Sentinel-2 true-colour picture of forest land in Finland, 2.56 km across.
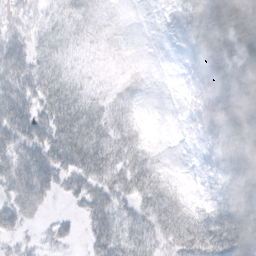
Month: October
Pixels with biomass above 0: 77%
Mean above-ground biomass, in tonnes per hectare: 31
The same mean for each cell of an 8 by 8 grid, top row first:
16 12 12 3 0 15 78 86
35 25 7 3 1 3 68 53
45 43 11 4 3 1 43 57
63 56 47 15 2 0 35 62
52 67 67 33 8 0 11 56
61 52 52 46 42 3 5 54
35 10 19 41 29 26 11 61
17 15 10 50 29 30 41 74
